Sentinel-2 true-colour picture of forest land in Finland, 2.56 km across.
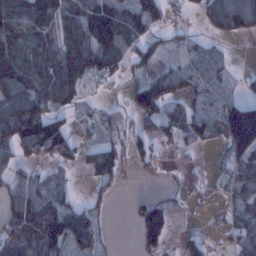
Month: January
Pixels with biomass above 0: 65%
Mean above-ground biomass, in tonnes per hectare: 62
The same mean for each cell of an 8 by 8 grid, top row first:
115 86 97 110 103 16 82 121
68 61 137 135 54 24 17 1
81 78 88 37 48 63 39 17
118 104 22 26 79 43 56 148
94 105 40 47 43 37 32 160
41 29 10 53 9 6 13 68
85 106 45 17 84 26 12 61
81 134 75 10 86 19 28 68
